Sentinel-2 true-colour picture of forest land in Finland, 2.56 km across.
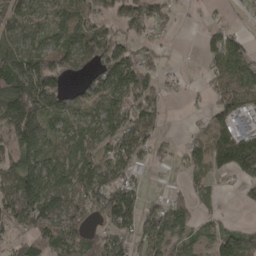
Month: April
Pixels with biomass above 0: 74%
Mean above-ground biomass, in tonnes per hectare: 85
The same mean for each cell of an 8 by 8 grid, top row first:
79 74 91 76 120 30 13 13
89 89 131 141 37 4 55 74
147 185 63 136 86 13 39 112
205 142 59 82 96 1 51 104
115 83 75 61 99 26 109 190
135 109 91 97 19 9 51 67
142 114 108 165 94 80 18 10
68 123 112 99 99 64 48 91
